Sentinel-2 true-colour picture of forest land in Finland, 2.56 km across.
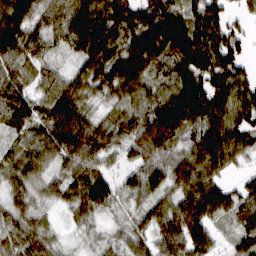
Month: March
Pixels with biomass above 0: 93%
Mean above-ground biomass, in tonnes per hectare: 83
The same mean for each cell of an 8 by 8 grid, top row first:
109 81 135 128 94 92 106 30
92 61 88 92 140 134 109 69
64 62 62 100 95 108 106 81
108 91 88 38 95 145 110 105
35 108 129 74 114 77 104 86
67 53 89 51 89 81 96 24
52 26 71 54 68 91 119 65
41 45 15 30 65 112 96 48
